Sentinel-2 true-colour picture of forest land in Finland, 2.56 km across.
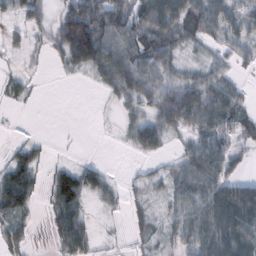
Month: February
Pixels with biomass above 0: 68%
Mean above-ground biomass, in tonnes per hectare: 48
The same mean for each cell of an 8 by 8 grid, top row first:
25 31 170 100 93 96 93 47
10 31 162 79 91 52 26 42
21 1 6 56 104 64 57 21
3 0 0 4 37 119 81 57
16 6 1 1 67 17 67 35
73 26 64 13 18 38 74 35
61 23 47 13 22 38 80 118
28 13 43 4 24 36 85 83
